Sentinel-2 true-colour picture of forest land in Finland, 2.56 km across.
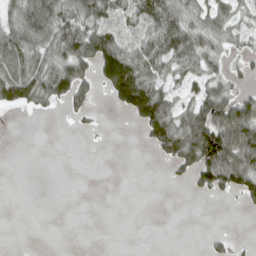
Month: April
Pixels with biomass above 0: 48%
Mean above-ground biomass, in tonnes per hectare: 48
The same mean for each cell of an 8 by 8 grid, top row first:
63 115 73 53 81 77 68 44
80 78 105 98 74 96 61 31
105 96 84 117 112 49 61 21
21 15 37 10 126 71 105 107
0 0 1 1 19 119 165 141
0 0 0 0 0 18 96 126
0 0 0 0 0 0 0 11
0 0 0 0 0 0 14 9
